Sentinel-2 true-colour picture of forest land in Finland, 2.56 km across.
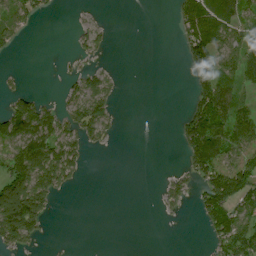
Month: July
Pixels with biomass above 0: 41%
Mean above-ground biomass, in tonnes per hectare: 51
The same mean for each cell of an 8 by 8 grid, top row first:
51 12 5 1 0 34 114 68
19 0 28 14 0 10 131 85
7 0 52 30 0 0 87 64
96 64 99 43 0 6 127 71
105 120 62 12 0 23 160 80
164 148 27 0 0 24 83 108
274 69 0 0 0 18 111 84
106 7 0 0 0 0 31 110
